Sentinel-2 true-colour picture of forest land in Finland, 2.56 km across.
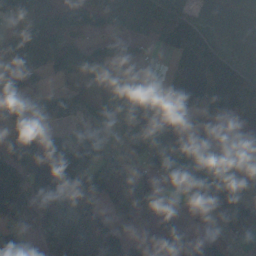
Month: October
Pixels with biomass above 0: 67%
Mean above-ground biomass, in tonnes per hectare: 73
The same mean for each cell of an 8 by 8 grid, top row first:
105 131 78 99 94 81 58 92
97 92 71 35 31 78 61 52
92 28 35 17 2 80 130 62
25 70 83 54 55 60 102 82
113 76 121 46 61 89 84 1
108 137 147 57 50 121 152 38
98 72 127 51 36 17 43 94
109 66 80 67 26 108 37 15
